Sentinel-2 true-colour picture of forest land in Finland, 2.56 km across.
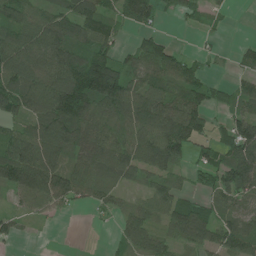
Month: June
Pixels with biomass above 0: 76%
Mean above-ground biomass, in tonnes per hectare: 73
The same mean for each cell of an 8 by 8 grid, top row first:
85 72 105 69 92 25 29 0
116 108 89 66 80 37 12 27
125 109 155 171 83 82 43 37
78 125 153 75 120 113 60 53
103 114 78 92 99 121 54 124
113 106 68 63 45 40 47 125
29 53 15 29 46 82 56 60
21 1 0 16 62 49 71 91
